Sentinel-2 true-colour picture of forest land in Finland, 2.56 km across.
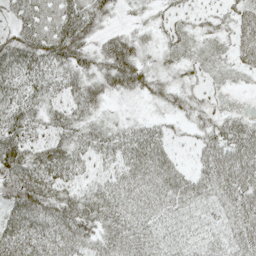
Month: May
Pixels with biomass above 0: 85%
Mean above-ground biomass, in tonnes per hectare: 39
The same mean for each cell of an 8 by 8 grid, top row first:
35 56 64 19 11 21 18 39
59 66 55 49 25 27 16 39
49 42 41 50 45 24 13 11
55 37 43 9 6 32 25 13
60 47 42 38 50 13 34 54
67 55 31 34 45 36 39 54
61 58 59 46 37 29 23 47
59 54 58 44 39 23 26 39
